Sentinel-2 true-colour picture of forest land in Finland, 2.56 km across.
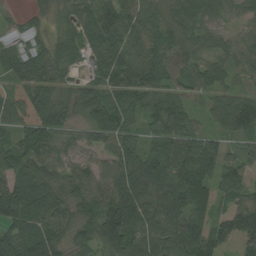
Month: August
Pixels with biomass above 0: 93%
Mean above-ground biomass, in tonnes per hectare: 73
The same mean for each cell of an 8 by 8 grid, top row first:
14 35 48 80 83 77 68 50
41 47 45 76 74 88 51 51
72 72 36 72 86 58 81 32
97 102 44 75 53 78 46 98
63 70 52 79 65 95 72 41
78 45 71 113 104 83 101 66
99 96 71 142 99 92 84 83
89 89 50 107 92 91 103 76
